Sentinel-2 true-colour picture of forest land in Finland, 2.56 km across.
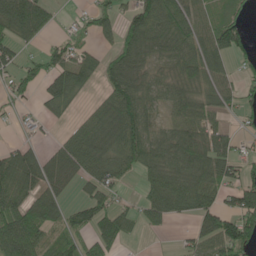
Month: May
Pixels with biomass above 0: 66%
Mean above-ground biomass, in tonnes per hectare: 60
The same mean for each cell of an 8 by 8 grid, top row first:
89 43 14 40 80 84 45 39
39 33 40 32 77 69 66 59
46 69 72 69 59 55 58 37
15 29 19 80 79 48 54 40
24 17 69 73 86 89 87 27
84 65 50 60 39 80 88 60
113 87 48 61 39 59 67 95
186 72 55 94 5 9 79 122
